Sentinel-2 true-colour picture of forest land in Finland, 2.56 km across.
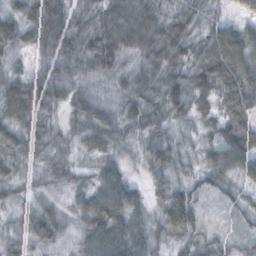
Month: October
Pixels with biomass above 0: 96%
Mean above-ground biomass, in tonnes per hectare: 54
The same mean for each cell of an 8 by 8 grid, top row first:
48 81 45 70 72 58 45 41
47 54 61 76 70 74 68 97
55 63 43 46 61 64 83 85
77 49 59 43 63 56 44 55
59 40 31 45 41 51 44 61
36 31 29 62 26 48 52 52
28 35 47 105 44 63 15 43
45 46 42 99 66 37 50 35
